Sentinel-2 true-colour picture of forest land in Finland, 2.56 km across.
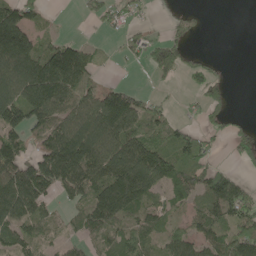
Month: May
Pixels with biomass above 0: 65%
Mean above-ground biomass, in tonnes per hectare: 86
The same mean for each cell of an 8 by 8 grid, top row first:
130 17 20 46 13 21 4 0
229 72 75 11 55 75 2 0
150 217 130 10 2 31 59 0
117 129 125 165 95 18 54 7
100 119 196 141 140 121 40 65
138 143 140 151 183 129 117 38
154 51 69 181 94 49 122 130
92 39 45 87 92 70 87 113
